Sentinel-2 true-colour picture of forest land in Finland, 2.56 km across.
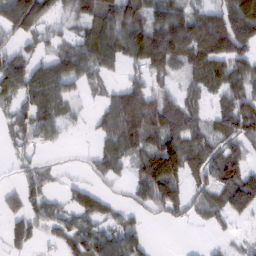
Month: February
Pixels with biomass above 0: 71%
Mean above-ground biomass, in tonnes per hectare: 76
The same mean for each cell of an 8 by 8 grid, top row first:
139 83 91 117 103 108 98 134
52 39 85 111 155 143 153 115
120 109 60 22 76 42 97 97
56 78 16 92 149 126 56 149
42 35 3 91 71 122 83 76
21 36 15 48 88 101 86 108
48 60 66 32 45 63 70 63
55 26 76 75 36 0 7 18
